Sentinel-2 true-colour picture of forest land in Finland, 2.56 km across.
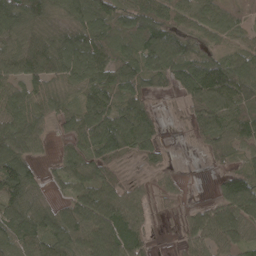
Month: April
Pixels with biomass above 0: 85%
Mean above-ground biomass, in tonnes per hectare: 70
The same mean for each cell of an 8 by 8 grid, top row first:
102 68 81 79 88 59 72 41
71 78 112 66 89 88 35 46
55 64 76 85 72 67 133 110
78 51 70 96 75 9 98 81
94 28 64 95 75 4 46 65
125 24 76 49 18 16 5 72
106 56 103 118 46 15 51 107
75 95 101 134 49 10 72 64
